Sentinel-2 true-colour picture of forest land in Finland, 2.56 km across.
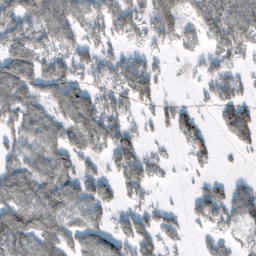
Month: February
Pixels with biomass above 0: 67%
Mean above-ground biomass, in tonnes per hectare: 75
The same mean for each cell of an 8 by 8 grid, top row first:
80 104 96 106 77 110 124 107
126 92 84 45 46 46 56 104
110 114 72 87 118 4 53 49
90 79 142 94 37 75 22 84
66 87 91 112 42 30 57 45
97 86 95 53 80 7 28 12
102 118 96 54 57 22 90 71
98 106 84 82 84 42 40 36
